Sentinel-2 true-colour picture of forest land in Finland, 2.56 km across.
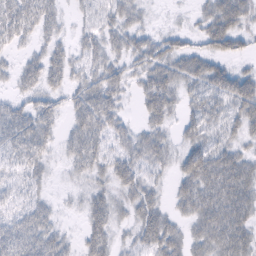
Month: February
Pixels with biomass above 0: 78%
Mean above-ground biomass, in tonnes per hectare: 35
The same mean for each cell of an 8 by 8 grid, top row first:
49 36 16 35 16 4 39 49
17 31 27 32 38 34 34 22
27 41 29 38 36 41 51 45
32 32 42 42 28 24 46 44
41 27 47 33 40 23 42 29
23 15 18 39 34 28 61 55
26 22 14 37 47 22 54 52
51 41 21 31 41 40 47 51
